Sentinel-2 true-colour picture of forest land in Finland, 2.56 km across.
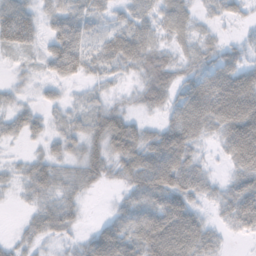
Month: November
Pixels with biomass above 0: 84%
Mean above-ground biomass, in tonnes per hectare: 45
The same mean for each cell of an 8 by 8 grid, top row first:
99 32 53 25 33 48 13 17
54 37 73 54 52 24 21 25
10 25 26 19 30 39 73 87
26 17 25 45 16 57 93 109
8 19 35 63 61 114 18 100
15 45 42 23 78 92 28 46
4 39 23 14 69 83 16 66
17 22 19 88 85 110 50 6
